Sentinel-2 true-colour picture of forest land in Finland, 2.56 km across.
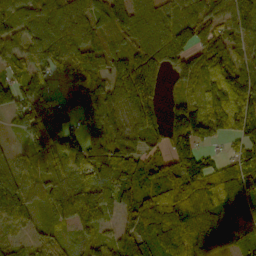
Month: October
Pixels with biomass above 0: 89%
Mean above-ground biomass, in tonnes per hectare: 93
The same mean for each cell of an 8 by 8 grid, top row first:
92 123 97 126 107 89 84 106
71 111 107 100 144 123 88 62
65 63 108 91 148 55 51 70
85 146 144 90 129 31 66 119
25 142 108 85 72 83 62 86
100 97 105 112 62 94 101 78
115 97 187 85 76 89 78 84
35 83 48 63 83 116 110 77
